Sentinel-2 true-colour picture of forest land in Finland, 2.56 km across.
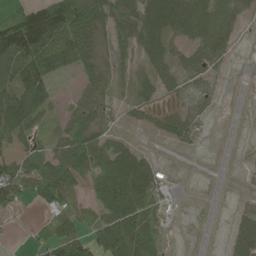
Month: June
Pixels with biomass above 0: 62%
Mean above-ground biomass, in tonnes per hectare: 55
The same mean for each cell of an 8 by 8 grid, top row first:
76 152 135 62 97 112 92 25
160 170 103 29 62 29 59 7
93 85 26 20 36 44 28 0
147 46 51 21 44 45 17 0
43 33 88 43 6 22 2 1
85 87 60 157 80 4 0 3
27 49 21 133 88 4 0 17
2 61 72 121 103 1 0 64
